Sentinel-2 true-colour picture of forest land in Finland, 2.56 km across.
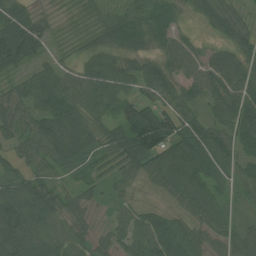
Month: July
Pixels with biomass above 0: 91%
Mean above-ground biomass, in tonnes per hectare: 61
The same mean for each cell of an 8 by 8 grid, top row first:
64 16 16 35 57 38 72 47
105 32 20 45 43 63 23 60
32 59 52 85 80 61 73 75
61 66 69 55 90 72 42 91
43 84 95 71 124 102 90 55
47 42 40 48 53 97 78 55
110 92 45 27 26 34 72 24
109 77 48 45 80 90 50 56
